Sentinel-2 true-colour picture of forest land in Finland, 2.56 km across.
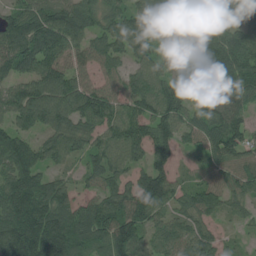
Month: July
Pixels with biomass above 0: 88%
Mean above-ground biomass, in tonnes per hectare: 105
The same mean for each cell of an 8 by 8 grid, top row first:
81 111 108 82 112 93 114 121
128 131 87 99 106 65 130 139
84 128 89 79 92 55 103 122
122 170 134 98 82 93 98 81
139 87 69 105 100 89 87 104
172 85 50 84 94 60 56 98
183 172 96 107 143 79 92 53
213 210 137 144 88 97 71 21
